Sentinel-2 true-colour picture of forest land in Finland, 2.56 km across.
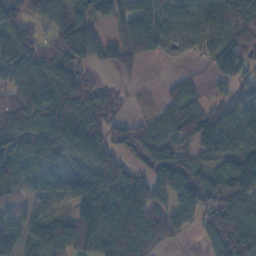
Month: November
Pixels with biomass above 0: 81%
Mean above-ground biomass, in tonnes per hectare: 85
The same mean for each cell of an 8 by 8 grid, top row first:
72 55 63 70 138 62 64 116
89 63 147 64 125 40 74 108
71 94 99 13 10 41 26 83
94 113 134 60 23 87 92 60
103 117 132 87 158 127 108 82
61 63 72 90 89 158 67 139
33 29 68 98 117 107 106 106
48 86 76 108 117 33 71 120
